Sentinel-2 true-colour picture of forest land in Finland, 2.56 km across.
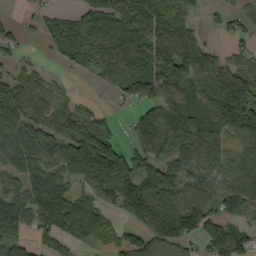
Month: September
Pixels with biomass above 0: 76%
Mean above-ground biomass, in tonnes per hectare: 87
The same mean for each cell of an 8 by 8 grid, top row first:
9 41 78 102 135 101 20 51
40 26 92 100 111 151 46 33
74 37 7 81 153 116 91 104
121 65 59 25 60 107 86 175
102 91 159 106 89 89 111 59
68 95 94 166 120 104 67 91
105 120 99 45 139 149 84 76
70 66 77 46 85 124 90 100
